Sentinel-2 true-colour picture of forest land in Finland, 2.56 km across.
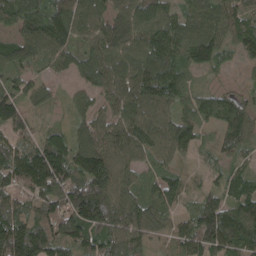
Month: April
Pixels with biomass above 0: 94%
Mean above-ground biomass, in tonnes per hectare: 101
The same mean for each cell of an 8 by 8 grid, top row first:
122 122 117 89 111 84 132 93
114 118 77 107 118 127 145 64
85 48 58 120 137 114 17 17
110 31 52 83 130 103 103 112
78 109 93 107 112 127 23 79
128 176 125 123 57 55 30 70
104 118 205 130 116 59 110 120
171 151 110 114 74 67 139 139
